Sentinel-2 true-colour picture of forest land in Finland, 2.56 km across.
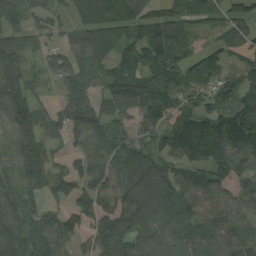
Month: August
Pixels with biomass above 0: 87%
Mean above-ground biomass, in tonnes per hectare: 121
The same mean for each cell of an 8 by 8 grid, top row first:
105 91 105 179 104 117 80 88
144 68 97 127 129 121 54 90
166 50 103 132 145 110 84 88
172 90 171 83 120 146 114 157
140 100 56 95 94 147 198 146
132 158 107 127 215 111 117 92
144 72 110 150 204 148 139 83
182 141 47 183 98 109 139 105
